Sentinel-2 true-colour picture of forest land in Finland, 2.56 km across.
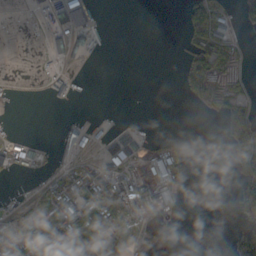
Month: October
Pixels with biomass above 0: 32%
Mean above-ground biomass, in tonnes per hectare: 27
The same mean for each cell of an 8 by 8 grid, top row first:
1 24 72 0 0 1 69 16
0 25 33 0 0 3 60 19
2 9 13 0 0 8 60 13
0 0 0 1 0 0 12 48
34 6 35 54 19 10 0 79
11 19 61 51 48 41 0 33
22 69 75 57 85 27 0 28
82 83 86 59 21 0 0 30
